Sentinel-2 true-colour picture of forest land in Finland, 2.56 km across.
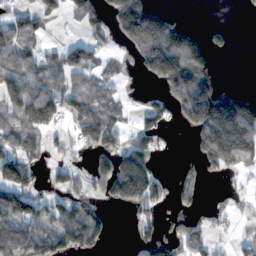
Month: November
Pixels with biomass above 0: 51%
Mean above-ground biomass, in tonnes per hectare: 78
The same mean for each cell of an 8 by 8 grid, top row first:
55 30 42 117 213 33 0 3
97 29 68 33 182 200 95 1
106 60 39 32 32 162 96 3
92 143 95 52 64 64 250 229
72 37 56 82 70 6 153 260
131 30 37 142 121 37 33 36
106 34 77 26 61 44 27 17
137 104 117 14 70 94 54 22
